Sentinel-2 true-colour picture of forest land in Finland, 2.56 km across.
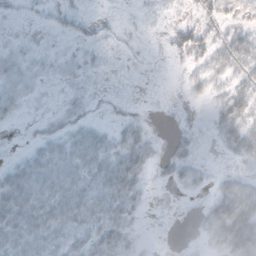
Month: October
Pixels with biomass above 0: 59%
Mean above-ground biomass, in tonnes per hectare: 15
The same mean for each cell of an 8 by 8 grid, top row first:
5 6 9 3 3 4 13 16
6 3 7 4 1 16 16 26
15 6 7 2 0 1 13 18
10 4 10 4 2 2 5 27
1 22 35 23 19 6 2 26
29 42 35 38 13 9 6 15
41 37 37 29 7 0 14 41
36 31 22 29 2 0 13 38
